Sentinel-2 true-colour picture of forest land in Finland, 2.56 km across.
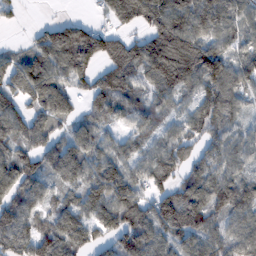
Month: February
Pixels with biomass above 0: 86%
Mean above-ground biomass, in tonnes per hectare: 102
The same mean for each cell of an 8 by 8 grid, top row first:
28 3 20 115 155 154 130 98
26 140 200 137 133 163 134 85
126 139 77 118 94 163 124 100
105 118 49 82 76 49 84 54
101 79 100 58 54 96 81 84
129 79 92 133 94 88 113 76
115 64 108 138 94 158 137 104
124 123 108 96 126 91 108 103
